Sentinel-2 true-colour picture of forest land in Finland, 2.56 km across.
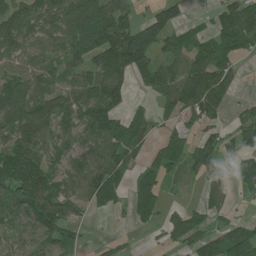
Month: July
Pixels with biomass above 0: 71%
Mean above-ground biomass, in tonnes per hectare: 65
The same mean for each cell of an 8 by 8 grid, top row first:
95 90 94 95 31 58 17 88
71 61 73 117 90 59 56 72
64 67 71 109 55 99 136 18
88 84 76 103 36 68 80 22
96 62 75 99 55 50 75 52
83 74 86 78 58 29 41 47
77 107 47 32 63 21 47 11
42 67 25 16 5 50 81 98
